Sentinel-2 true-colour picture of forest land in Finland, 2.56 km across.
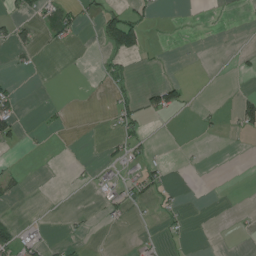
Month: July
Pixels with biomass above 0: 14%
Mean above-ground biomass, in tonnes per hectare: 12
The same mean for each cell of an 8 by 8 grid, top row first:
23 39 25 40 27 1 2 1
38 6 2 75 46 1 0 3
9 0 0 21 0 15 0 4
34 7 0 16 38 31 7 42
17 2 0 11 21 0 1 1
15 0 5 8 33 2 0 0
2 0 1 22 10 13 0 1
43 10 7 0 6 5 0 3
